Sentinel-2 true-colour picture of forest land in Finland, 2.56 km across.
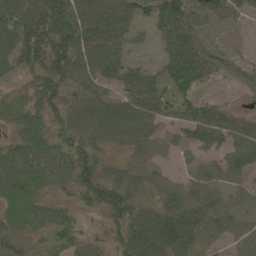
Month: May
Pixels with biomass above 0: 86%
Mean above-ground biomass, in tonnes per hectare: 69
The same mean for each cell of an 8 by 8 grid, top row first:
98 106 101 93 36 87 53 33
97 95 101 71 18 79 48 8
31 86 76 58 71 93 48 40
71 77 79 83 86 48 66 33
74 101 82 64 71 33 60 75
124 104 85 68 61 25 55 43
94 73 40 77 75 94 86 54
62 49 50 50 103 108 55 56
